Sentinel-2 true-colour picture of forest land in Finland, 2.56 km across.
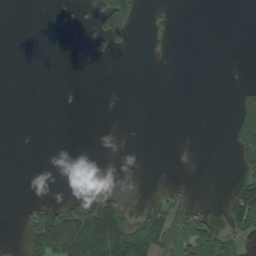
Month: September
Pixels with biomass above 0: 19%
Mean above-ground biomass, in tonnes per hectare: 25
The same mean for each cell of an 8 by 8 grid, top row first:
0 0 8 137 13 5 0 0
0 0 3 29 5 2 0 0
0 0 1 0 0 0 0 4
0 0 2 0 0 0 0 57
1 0 0 0 0 5 0 68
0 0 0 11 0 0 0 49
1 50 79 100 23 39 12 110
0 131 134 162 114 95 100 43
